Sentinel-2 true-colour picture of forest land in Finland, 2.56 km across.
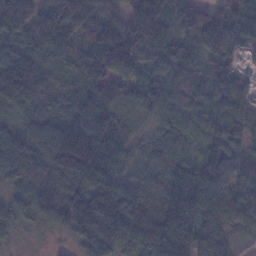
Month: January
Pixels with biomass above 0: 96%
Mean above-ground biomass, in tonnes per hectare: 111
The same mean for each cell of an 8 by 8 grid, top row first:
123 118 128 66 184 123 140 75
92 154 86 145 113 77 101 67
223 109 107 102 75 100 68 65
107 96 142 107 71 104 105 96
133 123 211 132 35 81 82 74
119 127 157 126 65 109 114 91
93 104 168 191 163 146 124 105
38 12 102 165 141 187 101 31
